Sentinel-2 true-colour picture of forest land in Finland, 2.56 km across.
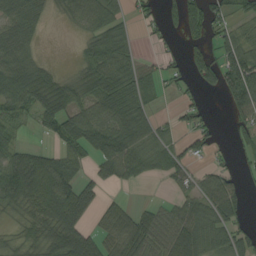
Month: August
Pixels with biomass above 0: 66%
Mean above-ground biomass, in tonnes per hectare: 55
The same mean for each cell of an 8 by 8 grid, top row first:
60 21 62 57 27 54 93 35
68 2 23 88 8 18 56 70
86 66 48 89 58 34 54 92
43 74 65 77 52 19 19 45
40 19 62 95 70 38 36 31
116 132 50 55 38 44 39 29
47 101 90 36 26 43 72 52
31 65 84 53 73 65 62 59
